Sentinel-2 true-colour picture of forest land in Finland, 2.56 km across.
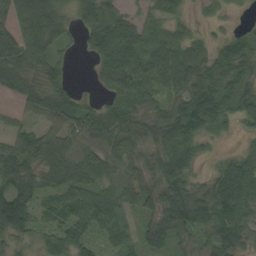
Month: August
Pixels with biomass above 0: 85%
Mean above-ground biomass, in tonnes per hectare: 61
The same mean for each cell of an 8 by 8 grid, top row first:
80 100 47 71 35 37 16 6
75 66 19 93 79 77 43 65
57 65 6 59 77 76 84 63
21 65 69 61 51 56 87 55
64 71 71 66 47 87 19 12
92 59 70 41 44 86 28 91
126 57 92 79 46 101 84 90
31 48 70 55 52 43 44 56
